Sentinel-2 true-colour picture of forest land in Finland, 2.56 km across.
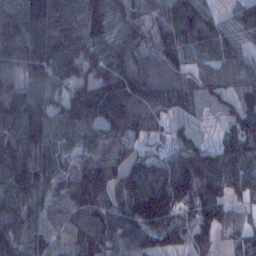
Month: January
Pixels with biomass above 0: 96%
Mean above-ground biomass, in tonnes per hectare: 105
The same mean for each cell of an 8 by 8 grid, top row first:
122 155 113 112 81 122 68 79
123 146 109 91 99 103 76 60
89 100 80 136 134 108 76 79
127 101 107 119 121 48 27 82
126 114 91 104 69 85 50 122
134 111 144 113 125 165 158 101
91 84 123 108 200 146 128 50
99 86 103 129 130 91 63 60
